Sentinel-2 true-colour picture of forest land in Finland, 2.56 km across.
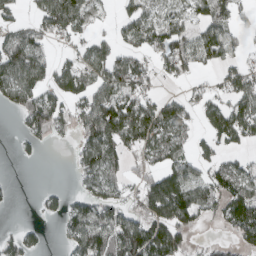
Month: March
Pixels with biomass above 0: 61%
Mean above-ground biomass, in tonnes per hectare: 64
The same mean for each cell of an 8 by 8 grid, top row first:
35 97 86 14 64 46 64 35
90 34 40 58 53 86 84 36
109 70 70 89 56 36 19 95
56 119 69 129 104 72 70 98
13 13 50 95 72 60 43 48
2 0 47 52 57 81 63 78
4 26 66 81 77 131 53 110
45 10 91 116 143 94 21 49
